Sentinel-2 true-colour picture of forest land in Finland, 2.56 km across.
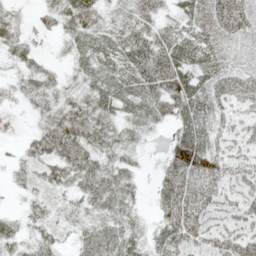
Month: May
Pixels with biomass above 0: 85%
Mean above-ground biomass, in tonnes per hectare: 45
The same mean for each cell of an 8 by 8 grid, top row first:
20 26 63 32 60 30 63 70
45 4 36 45 87 70 56 35
25 42 30 43 75 78 53 57
6 42 65 44 42 55 50 28
7 62 72 54 19 58 50 30
15 36 62 60 13 87 82 35
8 28 33 60 16 87 46 33
33 36 36 68 39 56 44 60
